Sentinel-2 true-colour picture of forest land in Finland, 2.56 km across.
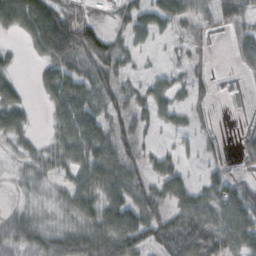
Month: October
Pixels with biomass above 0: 75%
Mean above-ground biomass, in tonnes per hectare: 45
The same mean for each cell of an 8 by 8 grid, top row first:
80 94 35 21 47 58 53 47
10 74 78 43 19 13 19 35
27 45 57 50 22 25 23 12
57 25 77 52 42 34 15 7
32 27 78 68 34 16 18 24
23 35 58 70 42 42 24 23
20 25 61 63 64 47 59 78
53 53 66 96 67 80 79 62
